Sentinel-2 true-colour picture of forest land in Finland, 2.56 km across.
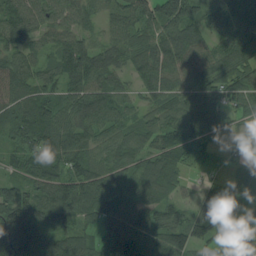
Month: August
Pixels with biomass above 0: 92%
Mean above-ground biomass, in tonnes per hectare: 96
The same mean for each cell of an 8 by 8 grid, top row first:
98 68 67 54 98 139 75 95
84 53 104 85 79 138 79 132
100 60 114 65 75 82 106 100
106 131 120 95 64 104 125 64
82 129 92 68 63 125 72 22
57 122 108 82 123 108 33 71
167 96 112 101 140 67 123 97
239 96 83 130 109 113 91 83
